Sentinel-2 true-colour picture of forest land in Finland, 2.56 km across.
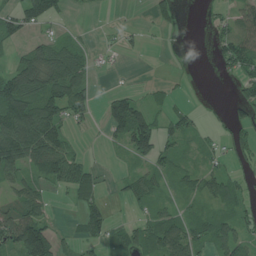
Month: July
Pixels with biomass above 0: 57%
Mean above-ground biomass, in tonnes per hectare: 50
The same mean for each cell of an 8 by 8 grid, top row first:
67 77 3 1 2 22 12 55
27 70 35 13 14 1 11 98
119 116 77 2 5 9 0 49
142 120 51 88 76 36 11 29
137 125 12 22 99 49 22 64
50 75 76 9 51 39 53 34
64 37 42 20 27 28 33 47
104 101 35 33 52 97 59 61
